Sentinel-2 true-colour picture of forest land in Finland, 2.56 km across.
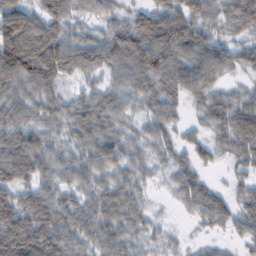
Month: February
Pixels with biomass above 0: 89%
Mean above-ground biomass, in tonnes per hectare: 51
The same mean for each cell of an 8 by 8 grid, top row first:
95 63 36 38 58 74 49 77
106 88 72 83 104 90 65 41
76 76 27 35 66 61 50 18
53 45 55 55 35 31 45 56
65 41 46 56 37 33 33 55
70 43 43 42 28 39 14 24
64 74 48 55 28 14 58 37
68 56 50 51 26 11 13 22
